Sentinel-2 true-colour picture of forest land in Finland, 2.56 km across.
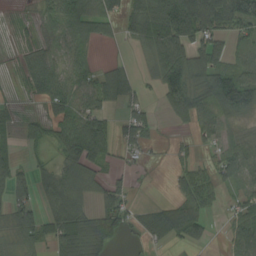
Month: August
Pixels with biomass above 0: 65%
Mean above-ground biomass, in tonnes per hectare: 53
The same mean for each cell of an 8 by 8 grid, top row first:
9 47 90 48 97 157 130 106
16 38 42 4 31 106 96 26
13 73 52 56 20 110 82 97
23 29 62 25 50 62 56 86
19 28 134 51 43 11 22 55
68 39 61 30 5 31 35 53
73 69 53 65 22 62 36 45
36 57 85 32 25 34 29 59
